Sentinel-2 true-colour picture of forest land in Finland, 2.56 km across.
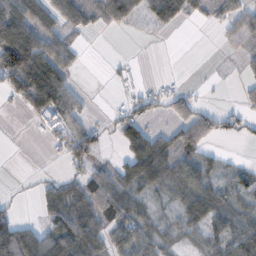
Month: November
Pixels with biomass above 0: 57%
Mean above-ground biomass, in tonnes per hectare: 40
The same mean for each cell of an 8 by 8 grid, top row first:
100 43 39 93 42 47 24 47
169 79 19 0 1 0 0 19
90 117 10 5 8 5 2 12
9 59 41 12 35 37 16 27
1 14 72 7 80 41 11 8
1 8 38 51 64 53 43 28
12 42 75 77 28 22 62 26
106 84 88 61 48 21 36 52
